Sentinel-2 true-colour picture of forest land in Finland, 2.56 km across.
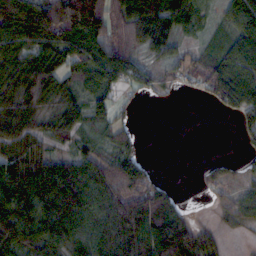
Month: October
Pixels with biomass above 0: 75%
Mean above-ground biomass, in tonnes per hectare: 61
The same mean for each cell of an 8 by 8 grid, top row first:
90 121 200 80 117 92 18 76
68 80 82 84 46 34 28 86
60 77 56 78 48 26 56 123
51 43 54 48 2 0 2 59
55 30 36 39 7 0 0 10
85 99 99 96 75 1 26 24
88 101 98 85 118 40 9 59
68 80 74 87 91 87 40 4
